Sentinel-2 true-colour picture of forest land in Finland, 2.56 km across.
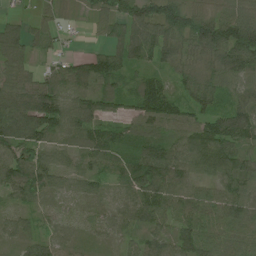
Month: July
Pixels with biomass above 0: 92%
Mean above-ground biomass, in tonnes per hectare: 82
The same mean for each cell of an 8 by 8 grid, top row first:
27 43 20 85 125 128 94 94
76 42 6 70 115 89 141 172
62 76 111 97 73 45 72 97
94 151 103 50 100 84 83 116
100 78 79 100 99 83 119 92
123 86 68 62 129 94 67 119
41 33 28 49 104 72 80 96
47 56 33 27 62 86 87 81
